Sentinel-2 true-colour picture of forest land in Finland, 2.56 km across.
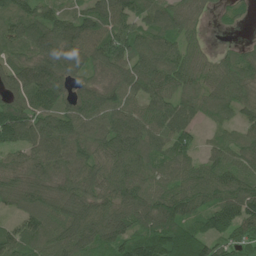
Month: June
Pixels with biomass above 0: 92%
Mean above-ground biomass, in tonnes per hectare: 85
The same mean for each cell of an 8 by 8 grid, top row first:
78 78 72 123 81 89 25 25
71 125 132 117 98 78 24 35
108 143 61 73 105 86 59 74
107 99 92 93 73 86 47 51
88 115 89 103 92 78 35 67
79 96 90 90 84 89 88 85
57 93 91 89 113 114 72 97
103 100 102 94 95 121 84 68
